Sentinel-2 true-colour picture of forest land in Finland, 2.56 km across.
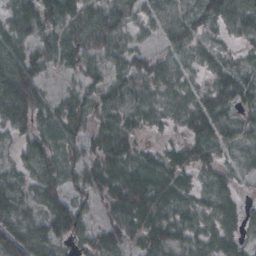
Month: October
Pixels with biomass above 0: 87%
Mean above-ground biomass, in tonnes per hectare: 48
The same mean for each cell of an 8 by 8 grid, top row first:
46 55 57 58 36 36 60 59
51 43 54 46 23 42 28 17
96 29 33 45 43 44 26 55
74 46 56 57 41 32 62 31
31 45 49 62 17 21 56 33
36 44 61 70 65 54 27 28
65 62 64 53 83 45 37 36
88 66 42 60 54 49 41 37
